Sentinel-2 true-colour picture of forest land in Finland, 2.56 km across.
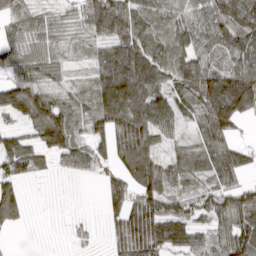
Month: March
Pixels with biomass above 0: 85%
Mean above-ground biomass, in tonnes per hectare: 81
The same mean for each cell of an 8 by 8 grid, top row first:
59 48 55 132 99 84 86 116
74 60 48 85 109 92 78 104
77 58 39 131 129 82 122 127
89 158 79 146 133 95 112 100
64 98 62 98 121 39 88 47
62 16 25 52 105 87 78 60
61 3 2 57 124 76 90 125
2 2 12 44 144 108 67 142
